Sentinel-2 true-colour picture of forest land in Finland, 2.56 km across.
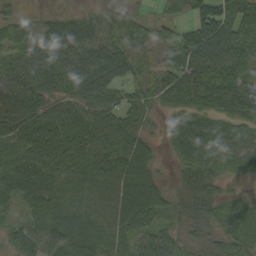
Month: September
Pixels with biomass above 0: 93%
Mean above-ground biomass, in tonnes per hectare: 59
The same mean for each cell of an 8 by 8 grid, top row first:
35 17 26 47 25 31 73 72
54 65 71 72 52 84 100 70
66 67 91 73 56 82 98 56
100 70 80 82 53 43 62 59
51 81 73 59 31 46 81 52
55 59 62 82 63 26 64 15
25 50 50 65 76 32 52 42
47 75 73 64 63 51 30 52
